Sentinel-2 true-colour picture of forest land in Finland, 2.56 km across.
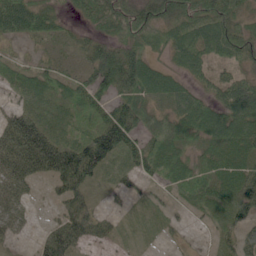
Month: June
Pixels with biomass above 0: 82%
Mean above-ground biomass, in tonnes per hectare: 52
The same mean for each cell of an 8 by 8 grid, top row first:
84 50 28 67 70 64 76 48
8 14 28 54 54 64 72 65
28 46 48 95 90 41 35 48
46 28 65 79 49 47 66 93
120 91 86 120 51 47 40 67
79 55 105 24 38 51 48 58
46 7 59 13 14 14 30 63
22 66 65 29 9 9 8 58
